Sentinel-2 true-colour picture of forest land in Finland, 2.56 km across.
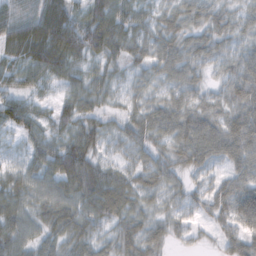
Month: November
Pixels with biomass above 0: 94%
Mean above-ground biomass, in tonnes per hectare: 54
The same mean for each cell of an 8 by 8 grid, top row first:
74 122 51 83 35 35 50 32
82 143 84 71 38 42 49 37
44 45 43 34 29 45 30 71
79 26 48 22 48 61 49 63
28 55 69 26 47 54 86 83
53 55 88 57 41 40 37 56
65 62 65 54 35 33 42 86
66 49 61 38 60 21 11 47
